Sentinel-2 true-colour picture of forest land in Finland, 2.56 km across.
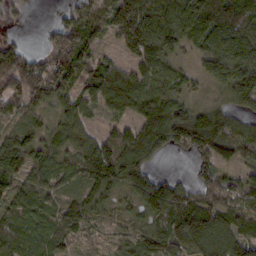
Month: February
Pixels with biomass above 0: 86%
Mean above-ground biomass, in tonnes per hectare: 84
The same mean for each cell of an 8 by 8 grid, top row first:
16 3 71 84 132 137 139 113
74 68 154 25 111 74 95 124
129 126 95 138 99 67 61 147
53 64 67 54 90 99 86 57
93 73 72 112 119 80 132 99
77 61 69 127 86 35 52 46
62 50 67 51 93 144 103 74
76 74 29 25 77 90 116 88
